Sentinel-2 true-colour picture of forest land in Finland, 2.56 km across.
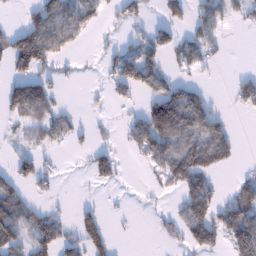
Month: January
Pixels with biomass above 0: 45%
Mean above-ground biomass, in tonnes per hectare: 50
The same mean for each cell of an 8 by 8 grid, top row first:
4 91 87 29 42 44 58 25
115 105 17 21 54 66 55 0
66 46 11 57 107 41 9 33
59 61 10 10 66 164 81 15
11 33 17 19 86 96 117 18
54 30 5 48 8 91 67 22
87 25 29 3 5 23 84 116
77 80 67 40 0 24 81 118
